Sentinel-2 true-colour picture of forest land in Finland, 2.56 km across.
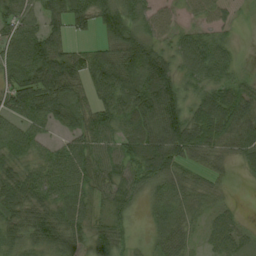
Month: August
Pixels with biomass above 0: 86%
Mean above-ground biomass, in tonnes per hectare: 58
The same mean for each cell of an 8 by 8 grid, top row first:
75 65 60 73 50 24 41 11
79 88 30 60 83 52 80 14
64 90 59 96 97 68 64 36
66 59 48 67 95 92 81 74
64 31 59 47 87 96 62 57
63 69 68 59 65 57 38 9
59 63 53 46 21 46 36 10
47 76 60 69 11 50 31 42
